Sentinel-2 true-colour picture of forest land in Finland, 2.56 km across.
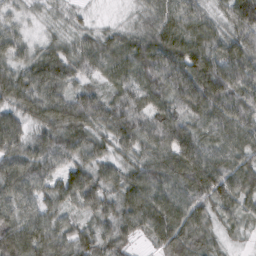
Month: February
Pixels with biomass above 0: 97%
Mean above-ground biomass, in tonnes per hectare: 75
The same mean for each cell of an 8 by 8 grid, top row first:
27 16 16 4 32 72 43 106
55 44 55 69 86 104 72 91
78 101 50 59 87 120 130 81
70 90 98 88 82 88 94 93
84 83 80 61 78 118 75 76
97 74 90 56 87 95 121 90
76 57 58 56 100 94 72 58
96 94 80 70 31 108 63 26
